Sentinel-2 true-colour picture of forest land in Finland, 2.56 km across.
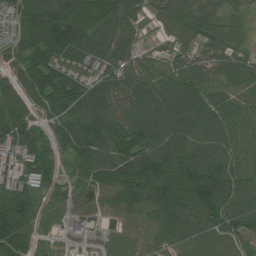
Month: July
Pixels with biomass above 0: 93%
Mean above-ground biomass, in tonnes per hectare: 92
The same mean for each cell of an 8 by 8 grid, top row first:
80 125 125 107 51 104 76 39
62 132 113 110 42 64 79 57
84 128 96 95 86 90 54 67
110 81 120 130 132 113 106 71
91 57 111 115 138 115 110 67
64 81 67 105 161 128 141 100
140 56 58 59 105 136 136 112
98 37 35 42 61 78 86 78
